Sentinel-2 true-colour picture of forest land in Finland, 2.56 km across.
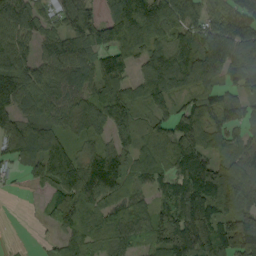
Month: September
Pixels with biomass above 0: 85%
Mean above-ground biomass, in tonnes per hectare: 94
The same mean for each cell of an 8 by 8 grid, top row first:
119 52 107 92 170 109 66 99
112 65 94 106 107 137 133 135
147 82 85 106 91 101 91 83
104 62 71 128 48 77 89 79
124 145 49 68 51 107 90 63
24 92 108 126 53 112 168 129
0 47 94 78 65 143 150 102
2 14 67 74 58 176 157 161
